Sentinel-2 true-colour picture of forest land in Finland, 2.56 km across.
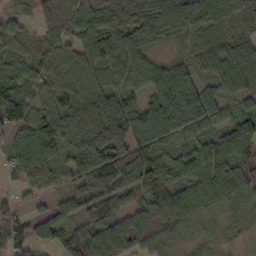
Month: October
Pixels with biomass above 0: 93%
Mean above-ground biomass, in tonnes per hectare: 72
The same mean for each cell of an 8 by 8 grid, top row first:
23 106 98 107 85 93 79 77
31 67 64 82 58 17 48 63
60 65 35 62 69 94 42 75
81 57 84 118 85 118 74 51
65 92 117 156 78 48 73 95
35 54 86 136 120 76 100 90
32 31 69 81 70 88 72 48
69 50 79 104 51 32 22 9
